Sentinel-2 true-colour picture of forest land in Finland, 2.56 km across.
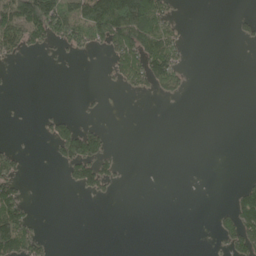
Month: May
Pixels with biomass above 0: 24%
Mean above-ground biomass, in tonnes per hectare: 35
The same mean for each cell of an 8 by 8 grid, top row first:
149 153 93 200 164 33 0 16
59 39 42 71 128 73 0 3
3 0 0 18 67 61 0 0
1 12 11 0 0 0 0 0
11 20 137 20 0 0 0 0
61 0 74 51 0 0 0 5
96 0 0 0 0 0 1 85
154 24 0 0 0 0 2 96
